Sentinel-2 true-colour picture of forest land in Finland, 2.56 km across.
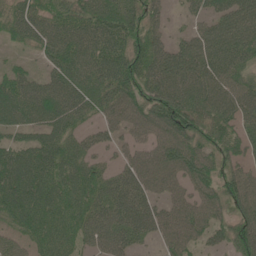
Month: June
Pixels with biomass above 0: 85%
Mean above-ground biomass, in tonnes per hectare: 71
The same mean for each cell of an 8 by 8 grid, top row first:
60 63 75 90 63 11 54 89
17 66 89 96 75 59 97 93
59 60 88 98 78 94 89 66
75 89 74 62 68 105 78 78
53 78 54 35 48 85 63 57
103 94 87 61 83 67 69 57
82 85 77 97 84 62 63 53
39 72 53 76 46 68 42 67
